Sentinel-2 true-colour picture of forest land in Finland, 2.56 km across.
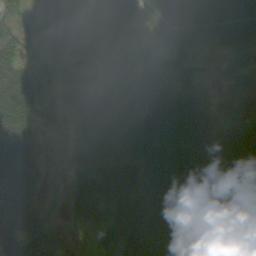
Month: August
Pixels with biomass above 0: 82%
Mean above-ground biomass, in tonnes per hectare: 38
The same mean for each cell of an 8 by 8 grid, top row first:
22 18 30 28 34 50 51 60
31 12 18 8 18 28 17 39
50 10 21 27 58 21 8 26
60 6 25 62 51 35 33 25
59 6 29 50 36 28 34 46
62 16 24 64 44 46 32 33
79 23 31 56 72 64 49 67
59 51 8 40 86 85 43 62
